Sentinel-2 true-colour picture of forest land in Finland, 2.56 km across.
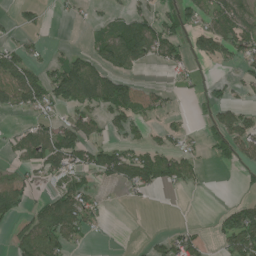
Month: June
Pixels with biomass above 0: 46%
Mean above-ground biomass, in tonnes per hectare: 50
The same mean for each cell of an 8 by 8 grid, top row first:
20 7 15 25 47 62 64 96
50 20 12 114 105 61 63 81
73 80 112 74 13 17 17 34
27 36 56 79 51 20 25 51
44 89 94 51 46 40 25 79
43 43 54 79 109 79 9 8
64 85 94 5 5 0 1 69
48 99 34 2 9 61 20 126
